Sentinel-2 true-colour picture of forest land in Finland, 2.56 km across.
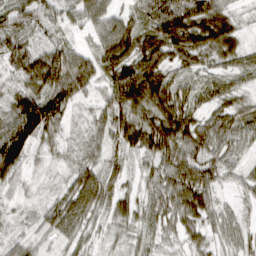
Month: March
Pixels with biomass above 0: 91%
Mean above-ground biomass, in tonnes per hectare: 58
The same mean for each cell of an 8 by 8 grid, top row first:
58 33 46 50 56 102 106 21
63 51 29 86 81 93 85 47
39 90 90 72 125 50 35 37
87 113 16 70 77 94 45 44
123 37 31 45 87 100 76 45
52 12 67 35 41 89 75 34
18 39 82 50 41 84 61 24
29 25 41 18 30 31 37 40
